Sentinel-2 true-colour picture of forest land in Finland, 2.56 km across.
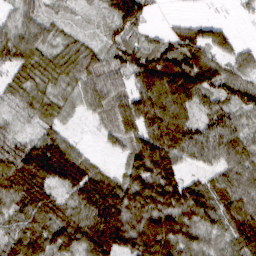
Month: March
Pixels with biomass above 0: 90%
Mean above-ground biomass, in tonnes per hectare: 85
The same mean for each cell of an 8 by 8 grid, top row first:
47 38 19 73 67 9 10 11
101 53 51 44 58 88 88 37
55 65 86 83 105 161 99 73
30 60 35 80 137 128 60 64
70 90 25 33 128 143 112 98
122 101 106 43 132 90 51 112
65 89 88 127 172 165 108 142
67 94 96 132 178 170 77 111
